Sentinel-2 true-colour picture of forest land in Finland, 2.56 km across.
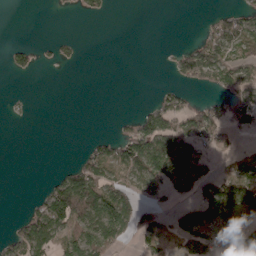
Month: April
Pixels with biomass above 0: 39%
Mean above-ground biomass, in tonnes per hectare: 43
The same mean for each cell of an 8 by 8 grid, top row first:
0 1 12 7 0 0 13 49
29 13 12 0 0 16 86 61
4 0 0 0 0 30 82 83
4 0 0 1 37 74 62 64
0 0 8 53 117 112 51 14
0 13 102 48 79 80 50 88
0 102 140 114 48 27 123 135
54 81 89 67 43 42 70 46
